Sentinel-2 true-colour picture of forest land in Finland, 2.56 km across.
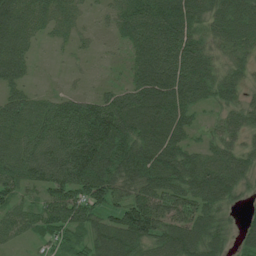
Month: July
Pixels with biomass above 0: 88%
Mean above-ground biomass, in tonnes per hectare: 77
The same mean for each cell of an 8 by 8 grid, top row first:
94 61 32 48 102 129 73 89
77 12 21 11 82 97 57 63
58 3 9 11 86 104 77 48
75 92 118 122 107 88 26 60
87 127 164 137 104 77 45 55
96 116 134 101 111 101 99 74
63 81 88 68 110 86 84 32
35 39 55 99 96 99 94 50
